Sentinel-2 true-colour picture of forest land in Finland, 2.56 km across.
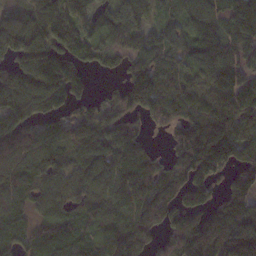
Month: November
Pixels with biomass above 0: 85%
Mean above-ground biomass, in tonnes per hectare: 96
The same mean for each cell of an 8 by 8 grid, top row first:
61 104 104 105 68 83 98 108
143 154 110 69 104 103 109 87
126 150 75 18 110 78 99 90
121 92 56 73 70 83 97 121
126 110 89 110 60 86 104 87
116 99 104 116 104 106 111 51
89 64 68 98 119 100 81 79
74 93 86 96 84 95 140 151
